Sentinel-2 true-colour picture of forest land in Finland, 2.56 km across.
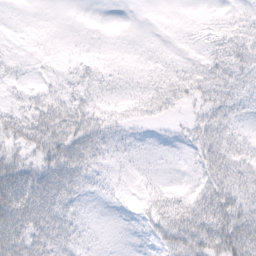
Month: February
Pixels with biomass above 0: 71%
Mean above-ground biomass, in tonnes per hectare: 22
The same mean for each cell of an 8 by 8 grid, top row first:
1 1 0 0 0 0 2 8
3 4 2 1 4 3 14 32
13 11 21 12 12 24 33 30
27 44 43 14 15 8 24 17
26 46 50 24 5 7 36 21
51 48 42 10 5 3 26 31
57 45 16 5 11 27 47 42
48 40 19 2 8 44 58 75
